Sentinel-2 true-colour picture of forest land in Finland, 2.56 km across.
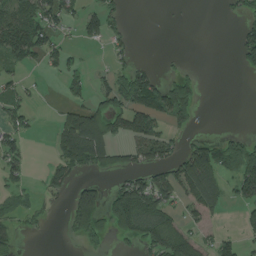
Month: August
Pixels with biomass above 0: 41%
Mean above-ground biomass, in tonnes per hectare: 51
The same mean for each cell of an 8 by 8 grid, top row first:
97 81 46 48 0 2 0 30
112 65 16 22 0 1 0 67
38 7 44 67 102 71 0 2
57 1 78 82 126 106 0 0
44 15 150 92 95 35 82 68
33 28 26 26 61 89 141 105
43 17 122 91 102 42 67 37
21 2 35 32 60 82 31 45
